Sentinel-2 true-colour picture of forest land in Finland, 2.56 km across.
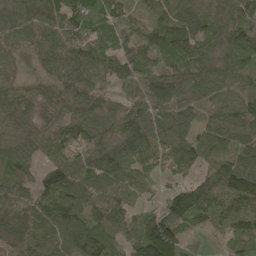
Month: May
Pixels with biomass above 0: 94%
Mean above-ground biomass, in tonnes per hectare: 85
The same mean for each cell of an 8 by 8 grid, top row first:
94 86 121 85 37 78 81 85
54 65 87 74 77 82 68 95
51 70 108 68 85 80 87 67
79 76 90 85 98 91 48 80
96 72 93 93 114 92 78 95
69 69 106 120 60 55 56 143
96 90 94 98 55 99 110 105
104 85 123 73 160 107 12 71
